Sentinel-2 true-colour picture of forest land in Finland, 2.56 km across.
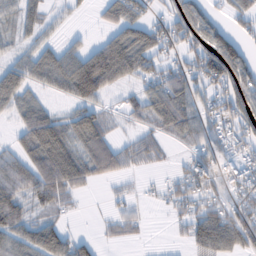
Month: February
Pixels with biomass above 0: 68%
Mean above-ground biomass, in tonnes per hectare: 55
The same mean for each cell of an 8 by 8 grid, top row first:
45 30 9 45 40 70 47 41
24 39 37 103 93 38 89 57
66 55 125 75 50 65 68 94
49 44 60 26 59 110 45 75
38 119 69 63 56 26 45 43
74 103 86 46 14 25 64 43
75 44 9 19 14 33 55 57
61 82 35 19 8 10 102 81
